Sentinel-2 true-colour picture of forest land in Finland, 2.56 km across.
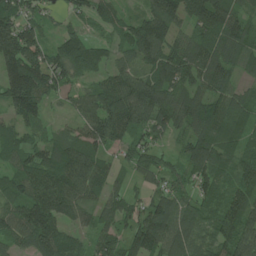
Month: July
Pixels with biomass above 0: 90%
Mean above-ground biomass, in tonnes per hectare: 102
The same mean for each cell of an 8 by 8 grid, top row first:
115 50 54 76 86 102 158 97
179 83 128 65 147 99 123 125
186 126 73 95 107 119 114 57
119 45 79 170 129 123 127 101
91 81 104 99 83 37 123 83
108 138 128 66 68 64 115 92
106 158 95 79 73 98 68 125
96 157 50 87 140 99 59 134
